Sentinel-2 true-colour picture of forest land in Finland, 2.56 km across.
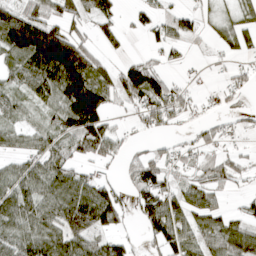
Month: April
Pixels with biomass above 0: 69%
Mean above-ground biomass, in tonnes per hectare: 62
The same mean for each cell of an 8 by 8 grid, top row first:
81 73 76 43 34 41 20 39
102 187 96 35 16 27 16 39
47 95 135 70 123 24 11 34
46 45 166 45 83 57 19 20
35 62 80 76 53 29 40 17
58 77 54 18 99 55 54 34
76 66 118 110 70 96 67 18
68 79 79 54 31 79 84 93
